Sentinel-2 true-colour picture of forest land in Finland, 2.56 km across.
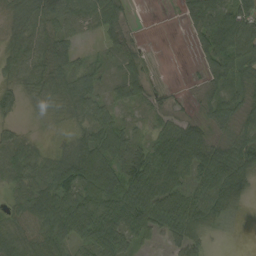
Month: September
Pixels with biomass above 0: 83%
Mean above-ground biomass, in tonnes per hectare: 60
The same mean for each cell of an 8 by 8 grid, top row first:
51 55 54 64 1 9 111 107
46 59 22 40 16 0 78 125
34 58 53 30 48 1 37 69
24 24 54 44 21 24 42 53
50 16 62 101 46 109 48 88
54 69 110 91 101 90 76 92
51 107 114 105 116 103 97 37
86 87 58 91 35 56 39 5
